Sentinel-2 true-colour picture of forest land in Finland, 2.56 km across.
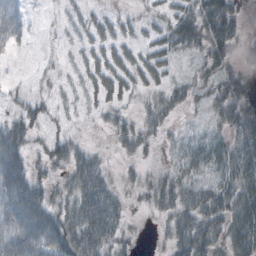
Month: October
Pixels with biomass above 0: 66%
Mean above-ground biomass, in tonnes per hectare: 32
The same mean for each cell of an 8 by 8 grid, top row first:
31 3 16 16 15 34 58 24
16 4 15 28 23 31 46 17
4 9 14 41 27 16 24 35
23 19 8 21 22 20 19 40
52 30 19 15 28 16 28 46
65 25 54 17 20 33 24 58
70 54 62 44 13 45 58 58
67 70 62 38 4 40 49 57
